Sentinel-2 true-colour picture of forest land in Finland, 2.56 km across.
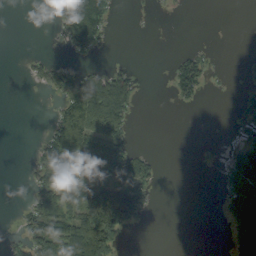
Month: September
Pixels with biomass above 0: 36%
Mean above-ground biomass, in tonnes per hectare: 45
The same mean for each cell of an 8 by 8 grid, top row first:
0 1 172 43 2 3 0 0
0 2 67 8 0 5 11 0
0 51 103 109 10 74 33 5
0 5 157 179 2 3 0 22
0 66 145 115 2 0 2 42
0 86 111 101 73 0 0 103
7 112 111 127 43 0 0 81
21 136 174 69 0 0 0 96
